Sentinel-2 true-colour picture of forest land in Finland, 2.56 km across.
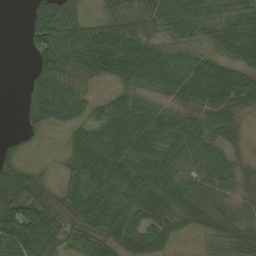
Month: August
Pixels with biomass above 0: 82%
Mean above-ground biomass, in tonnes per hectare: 44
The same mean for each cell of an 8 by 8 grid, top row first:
0 90 28 38 36 53 36 42
0 71 70 81 52 26 23 55
0 60 31 37 44 47 75 59
5 43 26 54 50 29 45 42
15 2 47 73 57 41 27 21
84 12 45 65 55 29 38 40
94 57 53 67 48 53 57 49
71 47 45 42 46 18 13 42
